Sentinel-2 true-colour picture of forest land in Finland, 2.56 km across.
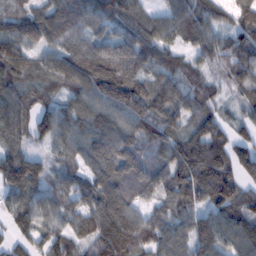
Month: February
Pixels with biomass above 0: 93%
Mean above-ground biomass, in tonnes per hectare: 96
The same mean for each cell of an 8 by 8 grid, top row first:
76 76 93 124 75 94 83 88
128 78 82 98 104 68 85 101
93 72 128 144 82 83 51 88
112 92 109 127 117 95 65 40
85 72 86 136 88 87 141 53
136 88 91 114 109 115 140 51
101 78 105 159 67 98 94 97
52 81 81 160 87 94 122 94
